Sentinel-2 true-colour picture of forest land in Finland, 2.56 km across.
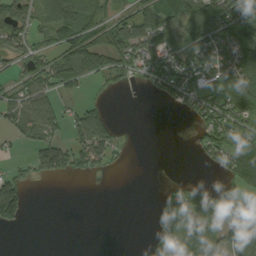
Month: September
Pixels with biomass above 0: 53%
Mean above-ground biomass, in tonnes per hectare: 53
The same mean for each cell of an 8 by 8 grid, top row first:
79 73 97 81 86 102 166 110
67 59 135 99 101 76 101 103
53 77 59 35 34 106 60 78
73 93 57 19 0 12 85 55
27 69 68 50 0 0 59 52
49 44 30 5 0 3 5 66
107 0 0 0 0 78 42 77
0 0 0 0 8 51 54 47
